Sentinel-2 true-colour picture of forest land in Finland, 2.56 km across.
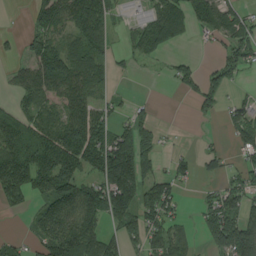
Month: August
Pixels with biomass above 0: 63%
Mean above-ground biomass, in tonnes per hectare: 70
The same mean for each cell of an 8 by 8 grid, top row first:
1 86 107 76 52 86 94 55
21 93 67 34 69 21 9 82
40 103 98 33 7 43 54 22
51 56 87 37 35 0 29 48
117 119 142 133 88 3 11 44
141 125 87 164 115 50 23 47
39 73 140 145 131 48 62 90
29 89 131 51 100 65 60 146
